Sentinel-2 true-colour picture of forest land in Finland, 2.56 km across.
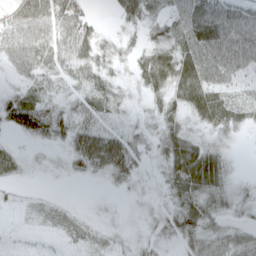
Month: April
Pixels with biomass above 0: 78%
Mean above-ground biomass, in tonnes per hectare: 31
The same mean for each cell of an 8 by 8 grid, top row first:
45 54 44 15 40 30 59 50
44 42 48 26 28 46 61 61
20 27 31 23 38 59 53 25
61 49 29 22 14 34 56 33
10 22 48 59 23 51 28 6
19 5 13 30 13 41 54 8
9 17 5 5 9 36 32 21
5 6 19 14 15 22 32 29
